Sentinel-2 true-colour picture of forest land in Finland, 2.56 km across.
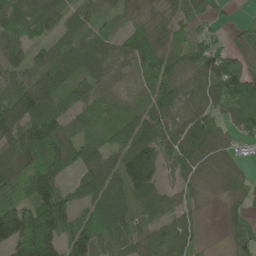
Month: June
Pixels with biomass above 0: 85%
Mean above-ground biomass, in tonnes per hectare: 65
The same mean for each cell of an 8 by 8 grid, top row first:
59 62 44 33 34 50 50 8
49 45 59 41 70 49 71 47
55 74 54 42 39 61 70 105
114 73 42 32 56 58 60 60
88 105 58 58 118 79 89 35
82 103 51 94 125 39 46 40
87 132 64 115 63 50 5 34
150 131 119 67 54 85 6 53
